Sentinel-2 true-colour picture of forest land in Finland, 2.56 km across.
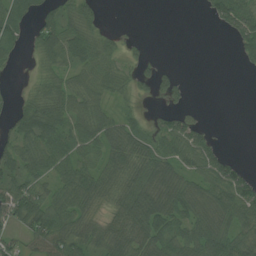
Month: July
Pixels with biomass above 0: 68%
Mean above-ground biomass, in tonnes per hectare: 50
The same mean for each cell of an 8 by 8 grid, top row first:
60 42 55 0 0 0 24 88
32 63 70 37 9 0 0 39
4 34 41 51 32 37 0 0
48 71 49 32 16 50 3 0
72 71 61 76 59 75 57 0
67 48 87 62 84 65 76 63
101 82 70 43 93 77 84 89
29 76 67 82 78 75 90 65
